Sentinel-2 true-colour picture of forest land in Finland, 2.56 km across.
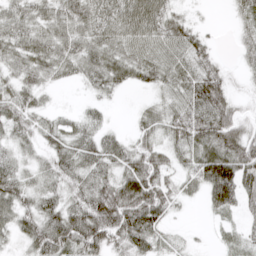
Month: April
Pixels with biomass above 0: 82%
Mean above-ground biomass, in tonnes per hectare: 44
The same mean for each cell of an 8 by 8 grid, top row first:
46 45 57 58 70 30 2 27
52 53 53 53 55 50 27 25
38 31 28 51 33 44 59 10
47 21 15 8 24 46 61 27
28 32 45 33 36 39 66 62
48 34 38 38 75 30 92 91
64 46 51 85 90 24 32 39
23 76 75 57 66 11 3 18
